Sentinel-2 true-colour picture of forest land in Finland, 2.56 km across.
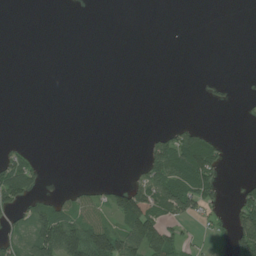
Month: July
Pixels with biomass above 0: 24%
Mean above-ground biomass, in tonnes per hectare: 25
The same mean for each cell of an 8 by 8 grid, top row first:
0 0 0 0 0 0 0 0
0 0 0 0 0 0 0 0
0 0 0 0 0 0 8 1
0 0 0 0 0 0 1 3
8 0 0 0 15 67 58 0
90 6 0 0 42 92 70 7
37 60 40 48 91 67 32 46
36 137 137 116 131 48 11 66
